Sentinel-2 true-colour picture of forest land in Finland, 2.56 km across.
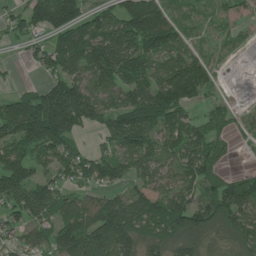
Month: June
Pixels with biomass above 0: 81%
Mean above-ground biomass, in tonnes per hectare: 100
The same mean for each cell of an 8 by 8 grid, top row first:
58 147 119 97 197 56 27 38
16 111 172 190 128 93 27 14
13 65 99 112 109 191 77 1
147 205 152 92 161 128 62 16
109 149 49 68 102 97 110 14
152 62 111 103 67 71 101 63
100 121 93 129 116 135 121 129
63 80 146 156 114 143 94 102
